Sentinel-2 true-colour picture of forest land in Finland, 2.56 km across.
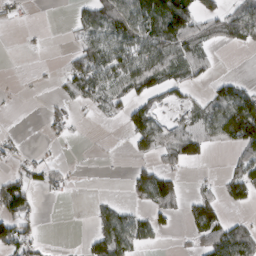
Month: March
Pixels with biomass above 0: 44%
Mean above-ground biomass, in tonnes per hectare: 43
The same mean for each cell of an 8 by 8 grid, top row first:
13 0 38 94 83 144 49 73
0 2 42 83 83 77 43 20
2 2 79 67 84 54 23 23
2 20 11 27 75 16 60 133
17 8 3 3 46 74 43 82
44 31 2 1 59 27 8 58
107 0 0 35 36 40 68 27
99 4 7 89 41 3 70 81
